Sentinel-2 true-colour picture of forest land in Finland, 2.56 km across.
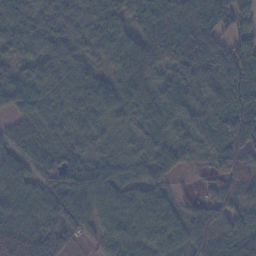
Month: November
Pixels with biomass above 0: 93%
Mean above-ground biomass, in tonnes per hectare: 69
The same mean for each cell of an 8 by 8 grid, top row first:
65 50 61 63 78 80 90 81
48 51 45 60 70 102 85 67
62 81 60 68 66 73 89 112
45 56 67 70 78 87 76 126
43 43 51 45 54 65 67 128
77 51 79 61 50 37 30 83
86 73 75 80 71 45 74 68
125 98 27 61 56 63 76 78
